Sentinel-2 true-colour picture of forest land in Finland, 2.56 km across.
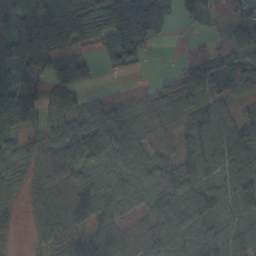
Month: October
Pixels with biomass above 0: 86%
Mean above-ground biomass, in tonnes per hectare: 71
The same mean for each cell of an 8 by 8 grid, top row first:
106 90 87 107 126 25 23 46
125 91 43 84 28 2 26 78
71 55 45 6 11 58 78 60
98 41 70 98 93 70 54 42
56 67 97 122 82 64 104 117
58 77 60 67 69 105 79 98
28 61 74 59 53 111 107 99
8 54 66 51 108 118 130 84
